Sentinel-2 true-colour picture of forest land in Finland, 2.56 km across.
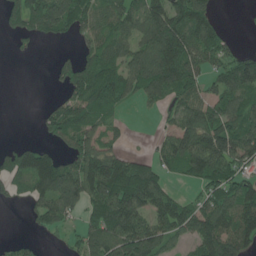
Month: June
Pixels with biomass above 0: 67%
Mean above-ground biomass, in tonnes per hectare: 80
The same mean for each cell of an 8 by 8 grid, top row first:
72 125 92 91 118 130 74 2
9 3 34 89 91 152 88 23
0 7 105 117 111 127 51 121
0 38 91 63 9 58 82 84
29 40 102 41 4 88 120 102
87 151 143 181 112 40 104 65
8 93 74 156 122 103 88 120
23 7 47 140 146 58 132 132
